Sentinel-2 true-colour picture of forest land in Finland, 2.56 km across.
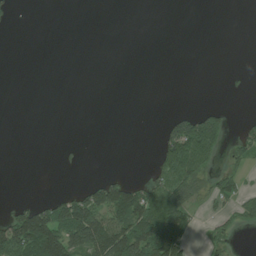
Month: July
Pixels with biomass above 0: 25%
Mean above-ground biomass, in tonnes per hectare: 32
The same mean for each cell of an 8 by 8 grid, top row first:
7 0 0 0 0 0 0 0
0 0 0 0 0 0 0 0
0 0 0 0 0 0 0 0
0 0 0 0 0 20 57 2
0 0 5 0 0 124 114 36
0 0 1 22 16 137 53 33
30 70 119 129 112 98 16 45
129 144 123 143 108 105 19 6
